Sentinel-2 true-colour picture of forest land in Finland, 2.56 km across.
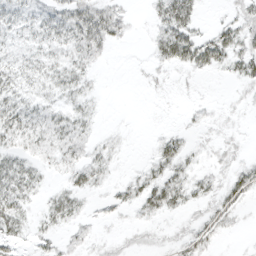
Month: March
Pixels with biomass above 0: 63%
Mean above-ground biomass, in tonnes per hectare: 15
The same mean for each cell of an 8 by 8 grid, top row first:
24 23 35 27 3 41 2 17
16 19 27 11 2 42 33 25
23 21 18 0 4 4 3 18
30 19 15 1 0 2 5 4
20 21 20 7 1 16 6 6
33 9 19 8 15 22 12 17
26 15 13 10 17 16 13 11
13 10 10 7 7 8 13 2
